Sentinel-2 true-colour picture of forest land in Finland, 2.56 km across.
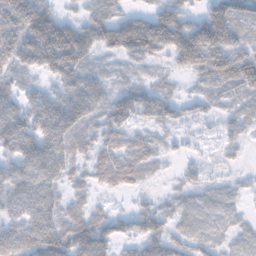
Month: November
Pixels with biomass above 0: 86%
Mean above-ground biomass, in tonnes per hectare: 70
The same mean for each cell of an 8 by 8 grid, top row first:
130 105 41 64 61 90 89 78
105 174 132 74 119 114 155 74
39 51 100 38 21 19 66 97
99 124 128 101 80 50 29 35
117 135 52 48 47 21 13 34
100 98 34 55 30 16 25 12
78 83 38 19 35 30 33 15
98 127 117 82 78 43 30 21
